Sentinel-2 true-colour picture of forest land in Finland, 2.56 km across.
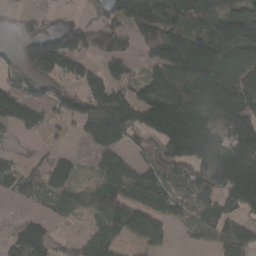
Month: March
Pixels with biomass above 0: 69%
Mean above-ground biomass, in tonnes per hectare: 90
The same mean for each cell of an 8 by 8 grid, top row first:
16 18 17 70 137 131 132 105
27 140 81 77 77 184 175 115
62 79 75 88 42 160 151 132
117 52 81 173 22 124 142 134
8 16 20 104 37 165 177 159
70 84 31 83 103 67 103 172
7 28 63 106 170 82 114 111
75 74 45 77 92 14 51 142
